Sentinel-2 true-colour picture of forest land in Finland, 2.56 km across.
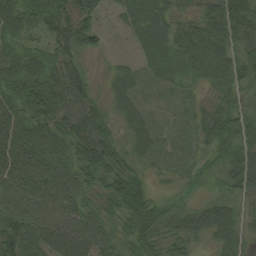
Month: August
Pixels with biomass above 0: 94%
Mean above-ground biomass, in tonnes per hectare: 51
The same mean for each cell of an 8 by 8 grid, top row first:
72 67 60 12 57 31 56 91
49 38 52 6 38 52 85 50
79 81 48 25 22 33 46 53
68 88 54 24 25 12 36 48
94 81 64 44 31 15 40 65
81 74 54 54 31 20 28 69
59 59 51 33 76 30 47 36
77 71 69 42 61 43 35 53
